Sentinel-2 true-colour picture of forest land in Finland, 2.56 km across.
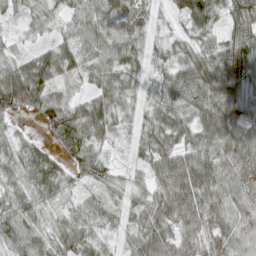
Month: March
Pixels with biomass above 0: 92%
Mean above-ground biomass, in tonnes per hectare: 55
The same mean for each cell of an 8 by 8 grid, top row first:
23 41 47 64 45 26 53 66
24 37 57 55 44 39 47 84
91 64 40 51 29 64 86 74
52 76 69 57 32 59 83 63
31 25 65 23 40 54 69 70
46 61 27 29 37 108 97 70
51 35 34 29 61 85 78 70
57 54 70 26 78 66 62 67
